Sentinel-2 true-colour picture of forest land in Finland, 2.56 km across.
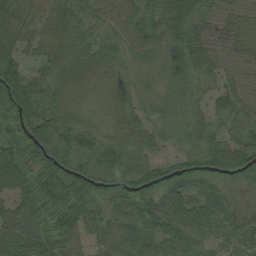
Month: August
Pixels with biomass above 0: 99%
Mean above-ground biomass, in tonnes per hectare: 46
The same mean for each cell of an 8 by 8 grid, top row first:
57 51 42 49 37 70 43 45
60 56 55 36 38 42 57 46
70 51 54 35 23 32 29 42
63 61 28 28 33 25 31 39
55 59 45 35 40 21 37 46
77 43 46 34 46 52 41 41
65 48 58 35 45 61 50 32
67 54 31 51 39 54 38 44
